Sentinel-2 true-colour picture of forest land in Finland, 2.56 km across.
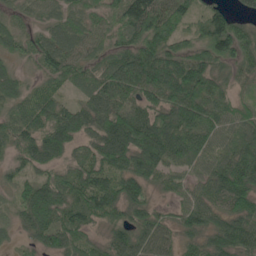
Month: May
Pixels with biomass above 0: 91%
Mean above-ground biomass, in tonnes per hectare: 74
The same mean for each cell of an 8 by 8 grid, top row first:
30 46 58 60 142 77 71 42
48 71 57 52 94 64 99 96
50 48 48 92 114 144 105 44
61 84 68 98 82 113 92 53
57 98 54 132 138 112 66 68
41 47 76 77 88 45 69 122
44 117 77 77 62 36 71 92
15 68 56 61 75 50 58 87
